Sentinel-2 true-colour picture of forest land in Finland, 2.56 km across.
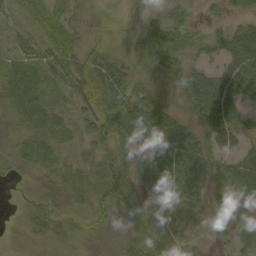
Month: September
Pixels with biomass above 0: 81%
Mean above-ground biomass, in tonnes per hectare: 34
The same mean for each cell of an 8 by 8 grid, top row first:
7 24 16 8 21 32 13 23
16 23 33 17 28 61 32 68
38 23 35 63 26 35 59 76
30 39 30 73 69 31 75 42
22 43 29 52 44 72 41 30
13 24 30 38 43 56 49 58
5 24 19 36 35 38 32 38
3 19 15 12 35 32 15 31
